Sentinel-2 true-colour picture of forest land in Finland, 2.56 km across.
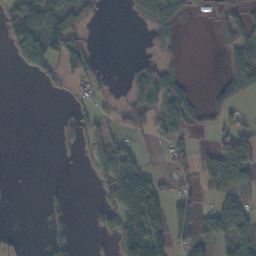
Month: November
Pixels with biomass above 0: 40%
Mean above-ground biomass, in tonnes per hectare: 37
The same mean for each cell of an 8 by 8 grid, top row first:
108 82 60 1 24 30 2 33
69 99 39 0 6 13 0 69
0 27 29 6 49 36 2 82
0 0 30 17 59 70 26 18
0 0 33 52 10 35 14 66
0 0 3 88 72 27 48 65
0 18 0 59 163 49 29 64
10 32 4 33 160 52 37 60
